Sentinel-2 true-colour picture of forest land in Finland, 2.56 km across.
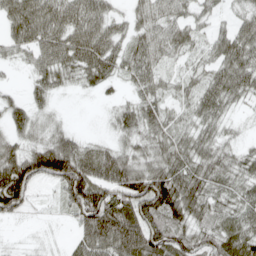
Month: April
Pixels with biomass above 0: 81%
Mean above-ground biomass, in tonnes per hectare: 52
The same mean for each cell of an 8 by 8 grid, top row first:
66 74 69 40 41 42 24 29
39 75 78 53 56 44 34 73
2 46 34 35 45 24 44 64
35 18 0 19 54 22 50 11
39 54 33 24 38 49 46 22
113 91 105 85 93 80 55 39
66 5 99 110 115 84 41 44
5 6 46 95 123 75 62 77
